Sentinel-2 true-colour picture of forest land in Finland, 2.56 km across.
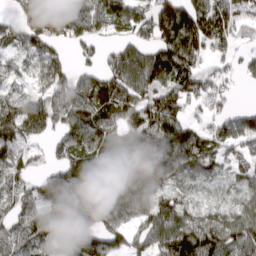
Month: March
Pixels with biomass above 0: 84%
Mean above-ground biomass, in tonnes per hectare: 93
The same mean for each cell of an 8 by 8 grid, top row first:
38 132 123 97 80 155 177 99
60 92 66 56 86 167 112 43
37 89 83 125 109 110 86 38
114 103 107 109 116 105 60 47
89 48 130 109 113 146 75 69
90 62 103 120 113 70 54 58
82 93 101 116 91 82 49 57
96 79 110 77 75 125 121 105
